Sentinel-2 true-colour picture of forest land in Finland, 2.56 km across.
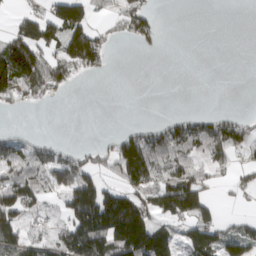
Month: March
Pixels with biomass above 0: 49%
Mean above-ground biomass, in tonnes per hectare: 68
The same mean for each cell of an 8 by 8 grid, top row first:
30 70 93 22 80 0 0 0
159 93 135 26 24 0 0 0
178 127 25 4 0 0 0 0
20 4 0 0 0 9 18 13
61 38 10 37 106 117 114 73
93 93 117 46 120 104 45 31
120 27 189 231 132 155 70 12
115 57 198 212 225 80 125 86
